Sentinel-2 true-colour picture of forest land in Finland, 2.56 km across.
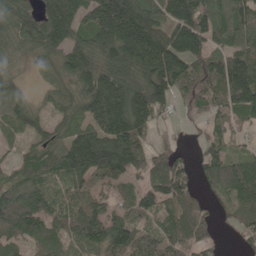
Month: May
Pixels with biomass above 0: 87%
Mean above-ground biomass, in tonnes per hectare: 119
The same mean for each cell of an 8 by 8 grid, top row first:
133 195 157 259 182 181 133 120
67 129 122 176 236 180 119 101
51 53 135 186 170 161 114 203
91 61 109 264 182 46 87 107
32 90 199 200 91 34 82 36
82 99 137 134 92 139 86 89
154 101 113 79 100 89 40 94
89 93 100 161 86 83 49 38
